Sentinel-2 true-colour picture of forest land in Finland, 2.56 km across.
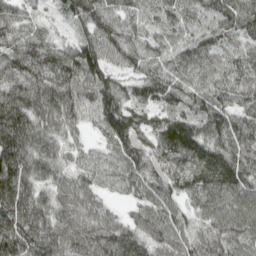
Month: April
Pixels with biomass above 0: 96%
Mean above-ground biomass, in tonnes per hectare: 89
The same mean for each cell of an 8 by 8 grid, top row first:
57 22 93 95 68 72 67 112
82 78 92 99 76 75 87 65
92 102 103 69 75 72 78 86
141 110 87 116 61 66 96 72
149 83 37 71 60 117 101 98
133 73 63 77 86 89 117 118
142 85 108 39 77 74 100 124
113 114 112 130 90 94 87 103
